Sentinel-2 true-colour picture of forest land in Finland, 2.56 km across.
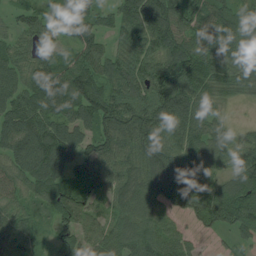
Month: July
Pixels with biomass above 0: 94%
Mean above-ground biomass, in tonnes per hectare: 93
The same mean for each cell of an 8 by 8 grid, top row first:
49 74 101 65 141 126 91 83
82 64 83 55 87 110 105 98
89 121 127 91 99 121 88 67
110 97 110 130 111 120 72 7
104 149 106 115 115 93 94 75
80 125 82 103 110 130 60 89
69 71 125 67 99 84 110 122
90 40 99 95 109 78 26 55
